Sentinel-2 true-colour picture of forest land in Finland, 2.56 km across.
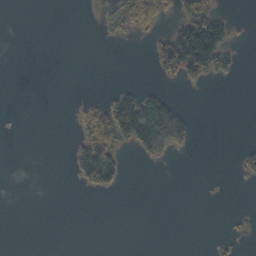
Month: October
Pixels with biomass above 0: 16%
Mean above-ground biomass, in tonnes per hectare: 17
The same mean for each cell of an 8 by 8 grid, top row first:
0 0 0 17 44 21 58 2
0 0 0 0 2 90 153 10
0 0 0 0 1 16 24 5
0 0 16 75 107 65 0 0
0 0 39 80 94 68 0 4
0 0 41 64 0 0 0 10
0 0 0 0 0 0 0 1
0 0 0 0 0 0 1 7
